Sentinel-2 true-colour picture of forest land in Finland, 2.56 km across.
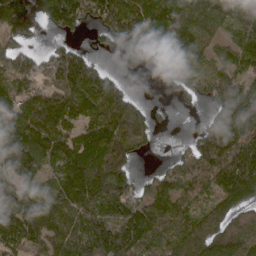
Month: April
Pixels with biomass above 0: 79%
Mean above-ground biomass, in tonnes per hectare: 112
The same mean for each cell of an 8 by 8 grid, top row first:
158 128 128 160 163 136 108 87
73 43 42 38 76 212 89 86
108 94 184 82 1 68 124 116
119 149 104 118 61 17 46 167
157 127 115 148 55 12 143 172
121 59 135 174 27 97 134 205
134 100 122 126 128 113 104 108
96 94 114 196 132 122 138 154
